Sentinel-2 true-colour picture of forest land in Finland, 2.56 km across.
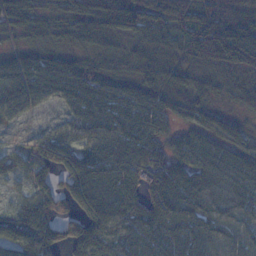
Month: November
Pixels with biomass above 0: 92%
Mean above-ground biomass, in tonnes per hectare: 77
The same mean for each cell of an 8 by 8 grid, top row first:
61 39 81 108 106 77 64 73
31 45 53 61 67 70 122 145
81 91 96 72 79 79 69 82
56 26 79 91 97 70 57 38
25 67 58 91 85 53 74 61
38 59 106 106 81 88 85 85
53 66 78 112 92 113 78 71
116 114 104 83 93 108 91 64
